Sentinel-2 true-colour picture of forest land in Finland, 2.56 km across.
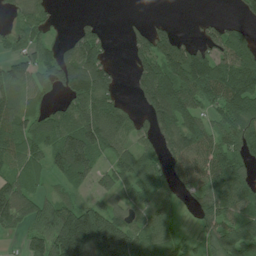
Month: July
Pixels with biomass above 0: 74%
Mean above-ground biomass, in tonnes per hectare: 89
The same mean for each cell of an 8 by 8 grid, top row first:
41 45 9 0 10 5 12 30
55 63 127 23 85 112 89 119
103 76 166 75 107 157 159 150
121 63 111 115 75 154 64 119
95 92 161 95 58 119 118 99
70 44 81 75 95 84 139 100
145 71 91 60 58 40 94 101
19 128 213 212 72 50 75 109
